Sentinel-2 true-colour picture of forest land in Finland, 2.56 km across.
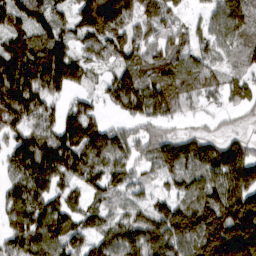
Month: March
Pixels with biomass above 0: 88%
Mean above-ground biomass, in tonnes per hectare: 113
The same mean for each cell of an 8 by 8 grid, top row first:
131 97 118 177 106 59 68 146
128 148 70 98 108 116 72 102
182 150 66 85 132 177 106 72
162 87 98 34 112 75 30 39
97 129 166 147 84 102 89 70
100 140 108 122 51 95 126 138
126 123 74 71 71 127 181 178
129 176 103 109 136 117 200 224
